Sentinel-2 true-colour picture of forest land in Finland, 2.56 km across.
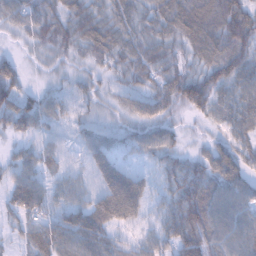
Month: February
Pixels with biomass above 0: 93%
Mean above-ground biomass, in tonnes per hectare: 47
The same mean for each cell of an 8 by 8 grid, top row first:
48 55 59 59 50 78 81 77
11 39 43 59 57 44 77 71
49 16 24 27 43 66 74 69
60 38 22 25 47 34 49 61
21 22 23 32 40 31 24 42
39 31 23 62 28 55 63 57
47 38 30 86 40 65 83 50
20 59 53 35 31 62 70 61
